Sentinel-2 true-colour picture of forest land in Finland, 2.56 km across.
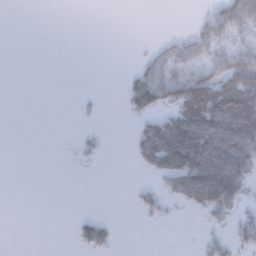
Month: February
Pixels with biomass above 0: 32%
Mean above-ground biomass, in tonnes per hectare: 35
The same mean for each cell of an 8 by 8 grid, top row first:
0 0 0 0 0 0 29 86
0 0 0 0 4 42 55 41
0 0 0 0 67 74 100 161
0 0 5 0 55 73 153 190
0 0 12 1 70 139 133 135
0 0 1 0 12 89 148 104
0 0 0 0 24 11 68 38
0 0 30 27 0 0 21 27
